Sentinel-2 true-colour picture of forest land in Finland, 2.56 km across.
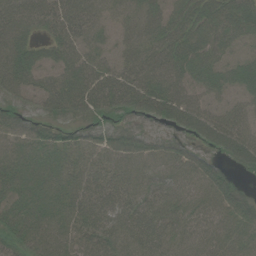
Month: August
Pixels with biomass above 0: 95%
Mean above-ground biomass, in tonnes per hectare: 50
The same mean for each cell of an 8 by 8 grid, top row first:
65 57 58 38 52 46 58 69
65 34 48 30 53 60 51 29
61 40 65 58 57 54 52 48
39 38 52 50 53 66 53 44
48 47 41 54 50 42 46 79
48 43 46 43 46 55 72 30
40 48 52 54 53 44 49 62
47 48 47 53 58 47 46 50
